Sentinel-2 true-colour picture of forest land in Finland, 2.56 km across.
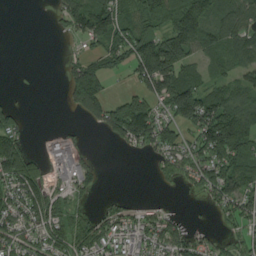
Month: August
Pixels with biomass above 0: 63%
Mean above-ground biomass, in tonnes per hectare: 78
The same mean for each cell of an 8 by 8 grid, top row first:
0 10 147 135 76 144 119 117
0 0 23 99 127 165 76 98
0 0 156 37 111 147 50 65
34 0 58 107 154 139 151 149
107 43 37 25 74 76 133 157
161 87 96 0 0 48 96 116
92 126 28 36 41 6 17 78
83 85 71 81 101 99 38 35
